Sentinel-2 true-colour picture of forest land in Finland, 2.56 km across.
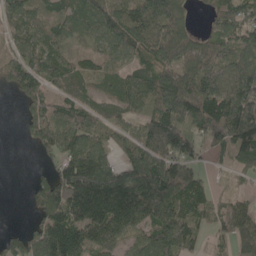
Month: May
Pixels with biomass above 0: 81%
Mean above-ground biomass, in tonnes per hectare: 99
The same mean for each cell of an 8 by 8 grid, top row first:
75 57 76 95 140 94 42 103
68 93 42 70 99 139 112 97
98 87 81 67 128 145 157 152
6 121 94 69 90 166 172 168
3 106 96 61 90 178 74 132
0 44 174 134 170 195 33 29
0 107 140 164 170 127 82 67
42 129 130 113 72 151 39 83
